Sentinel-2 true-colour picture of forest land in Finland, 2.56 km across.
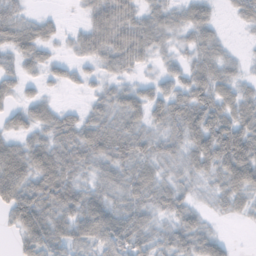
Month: November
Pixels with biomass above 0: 84%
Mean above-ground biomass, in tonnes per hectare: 45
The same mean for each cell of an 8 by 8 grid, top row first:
44 19 11 79 42 32 34 29
52 27 32 80 55 21 44 5
37 21 22 27 19 38 64 29
32 37 22 52 51 61 79 58
42 59 66 76 43 41 77 89
83 81 42 48 44 23 33 76
65 71 64 49 44 47 14 26
20 73 45 67 47 49 47 1
